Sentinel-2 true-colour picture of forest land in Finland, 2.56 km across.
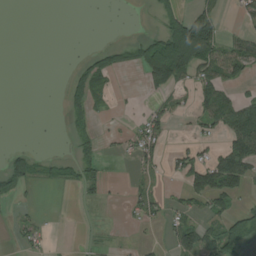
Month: August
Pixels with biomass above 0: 30%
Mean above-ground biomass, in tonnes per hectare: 28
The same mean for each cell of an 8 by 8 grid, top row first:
0 0 0 0 1 40 49 18
0 0 0 26 53 128 111 45
0 0 39 20 29 40 57 28
0 0 22 7 16 17 60 78
1 0 23 4 49 6 18 96
60 12 30 1 16 22 84 86
9 0 3 1 36 22 38 23
12 8 1 3 3 55 61 93
